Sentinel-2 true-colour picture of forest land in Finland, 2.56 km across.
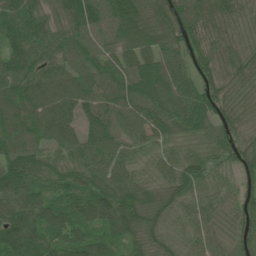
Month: June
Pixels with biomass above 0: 97%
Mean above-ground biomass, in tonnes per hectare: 83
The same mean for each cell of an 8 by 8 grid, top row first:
94 60 121 93 96 99 76 74
84 78 82 67 87 76 72 66
107 93 99 84 122 92 63 71
116 117 91 83 88 89 82 66
98 76 93 82 60 57 62 64
124 68 81 85 45 85 63 53
111 98 107 112 110 74 57 62
106 84 87 68 76 51 61 56
